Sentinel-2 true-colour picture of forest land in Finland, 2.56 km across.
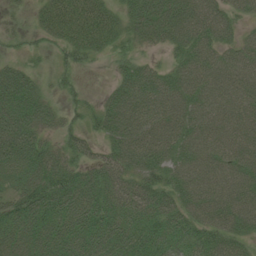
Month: July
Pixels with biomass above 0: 89%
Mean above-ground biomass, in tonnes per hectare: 63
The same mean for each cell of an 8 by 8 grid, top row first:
15 51 75 48 81 86 79 38
14 23 54 33 25 51 74 57
77 23 12 30 86 69 73 74
85 46 27 81 87 73 72 75
103 39 46 66 85 76 71 80
50 75 68 74 68 54 75 80
71 79 88 74 78 68 78 85
52 66 78 85 75 64 67 50
